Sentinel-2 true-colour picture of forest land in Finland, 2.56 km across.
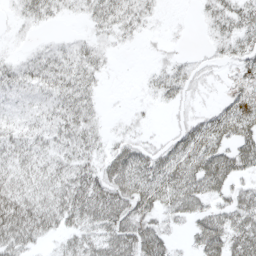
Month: April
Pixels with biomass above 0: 76%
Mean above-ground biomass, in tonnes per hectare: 30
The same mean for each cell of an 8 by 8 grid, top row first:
10 20 11 34 20 2 19 33
5 13 19 10 3 5 9 25
29 33 32 2 5 28 10 17
15 24 36 2 5 8 16 41
27 24 33 24 22 32 51 52
33 31 40 55 52 54 71 32
63 46 55 62 46 44 31 48
52 19 36 55 60 12 54 47
